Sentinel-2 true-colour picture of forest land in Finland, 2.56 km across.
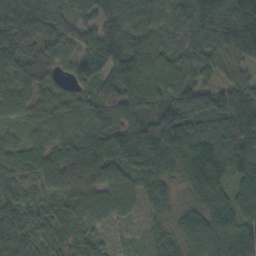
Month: October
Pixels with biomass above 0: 95%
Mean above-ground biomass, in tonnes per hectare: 83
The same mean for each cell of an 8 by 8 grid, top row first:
166 90 59 116 76 85 138 159
97 61 62 103 90 74 96 137
71 46 74 86 91 79 42 46
50 46 47 71 81 108 90 114
50 57 93 110 152 137 79 90
71 80 127 90 103 67 97 54
82 41 74 76 42 49 97 77
93 56 47 13 27 59 133 112
